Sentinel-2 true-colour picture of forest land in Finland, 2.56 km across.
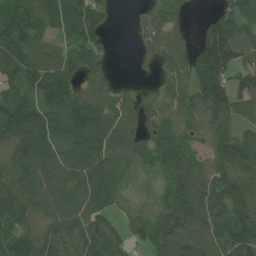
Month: July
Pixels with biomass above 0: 85%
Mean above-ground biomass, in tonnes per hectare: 86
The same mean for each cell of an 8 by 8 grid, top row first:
108 87 104 28 37 43 35 90
140 75 83 15 35 74 172 120
101 95 65 29 4 76 168 83
109 87 101 90 58 85 126 75
92 98 78 108 77 87 73 91
88 93 101 108 26 89 86 108
93 85 96 57 19 133 124 117
79 95 101 91 40 124 128 126
